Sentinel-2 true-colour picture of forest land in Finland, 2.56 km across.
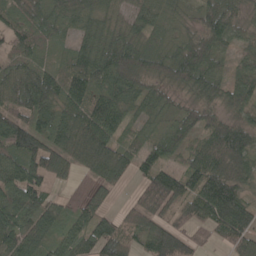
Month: May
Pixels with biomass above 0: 88%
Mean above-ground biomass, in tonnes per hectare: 79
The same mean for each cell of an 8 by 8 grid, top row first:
54 66 75 48 61 27 71 47
62 39 63 106 74 49 93 40
115 92 108 112 81 67 91 66
89 85 100 104 47 41 59 55
116 93 110 84 46 60 100 113
101 93 30 94 58 94 150 95
114 69 43 30 88 69 133 126
101 67 74 108 71 114 26 82
